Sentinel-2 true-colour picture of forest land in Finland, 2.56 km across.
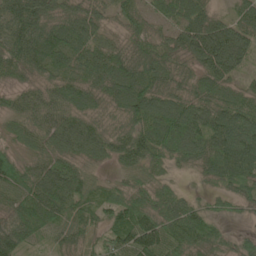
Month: June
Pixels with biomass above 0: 94%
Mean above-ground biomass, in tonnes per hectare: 72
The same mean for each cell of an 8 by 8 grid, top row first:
101 77 74 44 52 66 65 62
82 90 76 59 66 68 116 79
27 56 66 98 85 67 79 40
62 71 70 52 108 105 86 90
49 64 87 74 102 109 90 100
79 94 87 28 66 20 46 80
76 118 62 63 78 75 40 28
93 37 59 67 111 85 63 27
